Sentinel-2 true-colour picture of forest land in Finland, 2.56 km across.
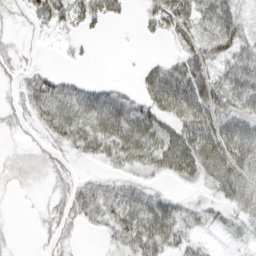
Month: March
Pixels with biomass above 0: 66%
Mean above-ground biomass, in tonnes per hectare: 33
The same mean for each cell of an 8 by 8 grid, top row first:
13 50 34 23 20 61 44 31
15 3 6 0 1 15 46 43
17 35 14 5 34 66 52 58
23 44 48 59 48 70 61 52
5 21 36 52 65 62 77 77
13 19 14 13 19 37 43 57
1 17 51 38 59 28 18 36
4 17 8 16 53 34 8 14
